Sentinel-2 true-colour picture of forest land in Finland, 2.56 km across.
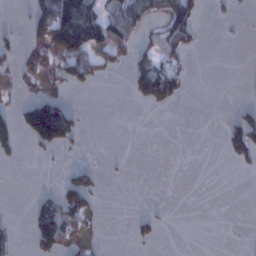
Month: January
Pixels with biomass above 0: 22%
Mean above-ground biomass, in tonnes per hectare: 29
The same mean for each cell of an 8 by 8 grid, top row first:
3 117 162 69 59 92 6 3
24 48 94 60 26 54 0 0
14 22 49 7 74 59 0 1
37 149 21 0 3 3 0 28
56 80 14 0 0 0 0 83
0 0 48 2 0 0 0 6
1 51 58 0 3 1 0 0
9 90 30 0 21 0 0 0
